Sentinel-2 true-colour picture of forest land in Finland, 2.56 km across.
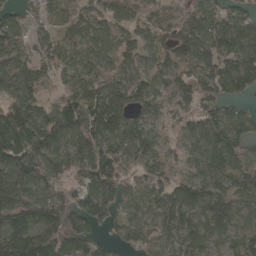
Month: April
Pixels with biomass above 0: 87%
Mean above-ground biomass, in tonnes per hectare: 98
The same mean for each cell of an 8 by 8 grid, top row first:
46 60 62 75 57 72 108 89
71 72 75 78 68 110 100 117
92 37 93 75 70 91 82 117
126 92 187 167 67 63 81 56
167 130 141 111 102 49 109 92
172 113 82 126 70 69 105 113
159 159 95 71 81 121 156 84
191 179 94 36 67 85 86 80
